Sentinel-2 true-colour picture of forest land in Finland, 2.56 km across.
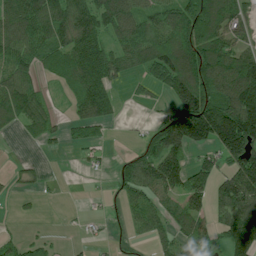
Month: July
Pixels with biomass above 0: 66%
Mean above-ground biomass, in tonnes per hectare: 78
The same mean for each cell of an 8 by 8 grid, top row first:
119 131 109 118 84 101 115 81
101 92 111 67 84 110 132 81
89 27 130 88 45 144 147 189
106 47 68 78 3 98 216 230
4 21 48 14 36 128 104 210
18 10 3 25 68 95 102 126
6 1 2 7 58 41 67 117
34 20 4 6 17 47 53 172
